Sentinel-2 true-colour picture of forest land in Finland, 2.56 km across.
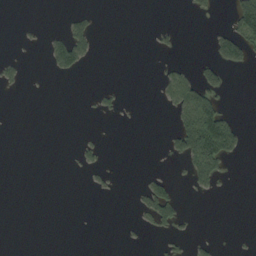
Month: September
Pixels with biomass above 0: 13%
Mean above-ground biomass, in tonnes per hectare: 16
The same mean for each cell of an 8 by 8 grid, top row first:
0 0 23 0 0 0 11 82
2 32 66 0 0 10 12 79
17 2 2 0 0 46 42 0
0 0 2 10 0 43 111 4
0 0 13 1 0 40 133 36
0 0 3 8 12 9 62 0
0 0 0 0 37 48 0 0
0 0 0 0 3 16 10 2
